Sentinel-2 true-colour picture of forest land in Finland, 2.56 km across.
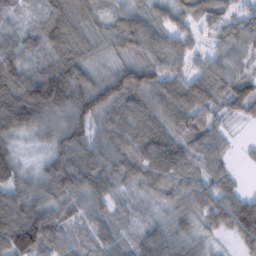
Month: February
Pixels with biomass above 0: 94%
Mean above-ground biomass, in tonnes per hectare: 74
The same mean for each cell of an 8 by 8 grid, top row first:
28 63 70 42 64 61 85 60
59 65 75 49 89 70 28 63
104 153 97 94 110 76 80 80
136 115 102 102 96 89 71 52
34 47 98 84 116 81 70 9
72 81 103 67 82 78 63 15
94 86 68 45 29 52 79 96
143 100 27 59 62 76 28 55
